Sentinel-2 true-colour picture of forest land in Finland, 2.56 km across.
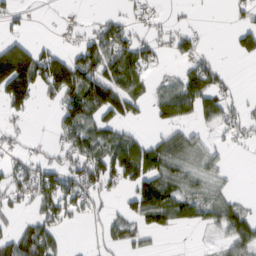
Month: March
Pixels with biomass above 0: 53%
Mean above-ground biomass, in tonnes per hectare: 54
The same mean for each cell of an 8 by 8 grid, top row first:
29 2 6 22 21 9 0 17
101 28 62 92 63 40 10 46
180 117 125 115 41 50 83 4
37 8 117 90 20 99 58 31
18 16 92 87 53 66 28 13
57 74 72 89 120 66 37 2
32 58 48 16 128 108 77 48
82 75 0 41 26 1 6 89
